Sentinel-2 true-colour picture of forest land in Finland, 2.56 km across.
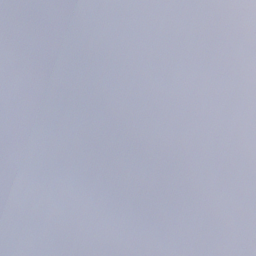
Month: December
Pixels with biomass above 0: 87%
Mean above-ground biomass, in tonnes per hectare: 81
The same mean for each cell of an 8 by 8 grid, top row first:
63 85 104 76 29 58 76 79
64 89 100 74 23 47 49 68
95 88 111 82 113 23 59 86
105 64 93 128 112 76 40 105
88 90 104 82 79 64 52 94
71 86 76 52 116 68 108 115
33 79 102 109 65 101 75 111
124 99 76 94 41 129 86 79
